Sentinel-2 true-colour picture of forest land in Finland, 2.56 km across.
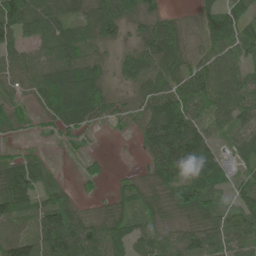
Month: June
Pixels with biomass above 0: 86%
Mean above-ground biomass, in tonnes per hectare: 63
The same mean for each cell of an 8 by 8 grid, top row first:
121 82 55 119 71 19 38 64
54 55 85 29 65 57 40 60
58 108 112 30 70 71 102 68
40 52 91 37 38 122 57 73
18 12 20 2 41 114 74 36
97 47 21 11 31 70 60 26
72 90 43 45 48 80 83 68
81 117 106 91 74 51 65 71
